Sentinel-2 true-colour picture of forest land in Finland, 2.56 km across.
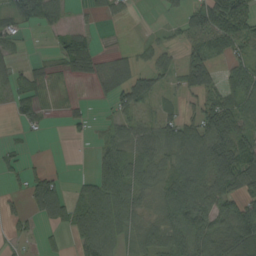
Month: August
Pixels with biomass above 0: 64%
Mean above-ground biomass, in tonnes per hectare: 50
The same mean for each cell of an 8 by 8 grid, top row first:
61 67 10 29 0 20 103 82
21 7 88 11 22 25 76 41
27 22 25 62 60 33 59 58
28 12 18 29 37 29 72 61
10 1 4 60 57 79 100 74
19 56 16 89 64 75 78 100
17 98 74 106 33 81 78 71
16 13 69 66 46 59 91 85
